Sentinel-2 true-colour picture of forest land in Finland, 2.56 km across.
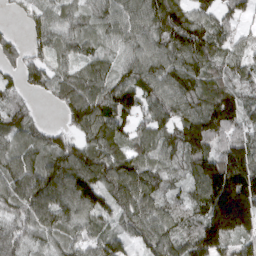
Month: March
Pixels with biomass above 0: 91%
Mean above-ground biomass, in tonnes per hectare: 86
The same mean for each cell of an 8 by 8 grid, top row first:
17 59 51 72 82 108 64 47
42 62 54 44 82 102 103 50
41 66 77 74 84 105 92 56
69 7 115 111 68 82 130 98
62 67 75 101 74 94 136 105
100 133 128 108 102 48 172 146
76 125 106 70 101 64 150 207
68 54 56 59 65 85 180 88
